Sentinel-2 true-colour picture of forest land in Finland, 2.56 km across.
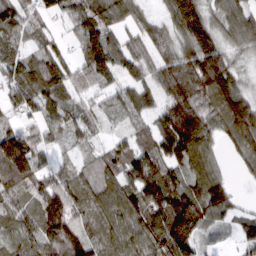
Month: March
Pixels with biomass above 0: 89%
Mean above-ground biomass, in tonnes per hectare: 92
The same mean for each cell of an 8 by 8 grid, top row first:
97 68 88 104 63 120 92 120
61 64 65 96 83 100 133 80
92 132 68 56 74 149 166 68
57 86 70 44 67 149 93 139
135 58 37 37 62 173 83 104
92 78 72 82 133 88 110 22
68 125 83 104 128 148 108 35
79 119 139 91 106 167 23 51
